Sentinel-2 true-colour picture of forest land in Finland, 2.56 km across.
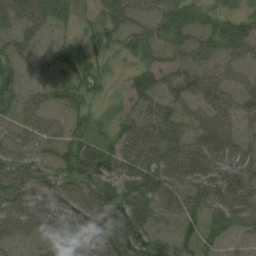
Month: August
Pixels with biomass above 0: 73%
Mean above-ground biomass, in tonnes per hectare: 44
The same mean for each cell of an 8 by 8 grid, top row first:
47 45 18 32 31 58 28 29
34 18 19 21 38 34 37 44
43 31 37 14 40 35 47 31
33 41 36 14 41 47 48 47
49 31 54 39 53 67 66 44
66 42 71 55 66 62 65 61
62 47 60 78 59 52 45 62
33 18 46 64 64 47 30 19
